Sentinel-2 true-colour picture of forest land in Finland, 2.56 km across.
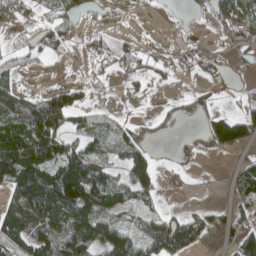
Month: April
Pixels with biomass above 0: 60%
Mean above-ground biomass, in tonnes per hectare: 55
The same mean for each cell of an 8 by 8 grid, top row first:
42 34 42 17 13 10 41 117
30 39 13 36 20 23 26 52
30 12 17 10 24 15 21 12
75 125 54 28 4 17 25 49
137 122 69 71 43 9 39 68
138 120 156 60 80 12 1 57
92 140 141 74 41 10 26 46
76 79 129 124 86 92 21 68
